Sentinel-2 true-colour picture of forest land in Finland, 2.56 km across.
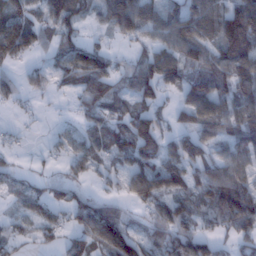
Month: January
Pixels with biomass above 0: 71%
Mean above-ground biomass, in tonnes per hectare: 60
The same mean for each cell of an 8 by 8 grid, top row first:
86 62 55 86 84 69 83 143
102 36 66 24 34 73 68 137
32 34 65 61 77 41 88 104
11 3 30 51 54 38 74 79
10 11 43 59 95 55 51 80
27 22 25 33 86 88 68 61
24 53 59 51 45 73 67 123
37 20 54 105 59 100 53 47
